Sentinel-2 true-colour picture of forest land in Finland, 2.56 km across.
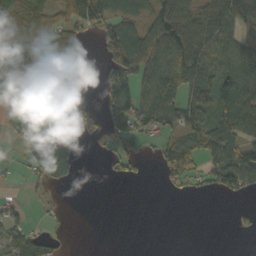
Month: October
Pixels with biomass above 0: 54%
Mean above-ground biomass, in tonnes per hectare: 54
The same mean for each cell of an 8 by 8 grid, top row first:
72 44 106 101 53 90 87 93
73 97 10 88 83 85 63 62
98 32 5 77 54 90 95 99
28 136 66 67 70 79 92 115
14 148 55 40 27 66 87 94
9 77 15 25 15 68 60 106
23 6 0 0 0 0 0 9
45 26 0 0 0 0 0 1
